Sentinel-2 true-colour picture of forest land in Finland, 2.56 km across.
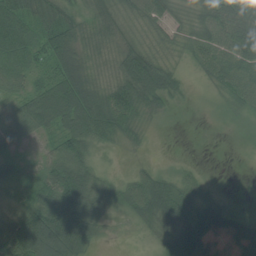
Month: July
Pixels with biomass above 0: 85%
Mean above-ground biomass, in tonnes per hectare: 54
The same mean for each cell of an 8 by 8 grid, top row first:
71 54 28 49 54 32 58 65
73 66 58 38 43 26 65 78
49 55 93 40 77 31 27 64
53 123 111 82 37 7 6 26
35 28 96 25 12 0 0 2
54 67 101 22 40 28 10 0
27 87 103 45 85 102 58 9
112 149 109 11 13 52 121 92
